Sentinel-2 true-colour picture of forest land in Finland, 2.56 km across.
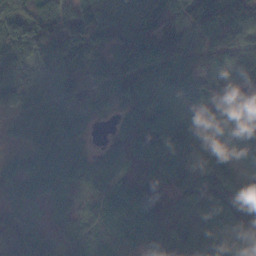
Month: November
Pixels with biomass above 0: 93%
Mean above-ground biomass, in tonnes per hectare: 71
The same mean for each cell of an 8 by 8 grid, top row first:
69 66 107 92 86 90 148 96
79 78 98 97 112 103 80 82
78 60 51 83 97 96 77 61
58 63 59 35 93 82 34 85
21 68 55 39 99 113 44 38
57 70 48 51 67 84 95 51
40 20 29 71 103 52 92 100
57 37 49 59 54 76 62 40
